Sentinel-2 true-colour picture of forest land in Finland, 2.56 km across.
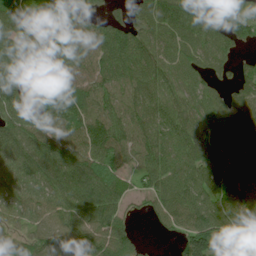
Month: July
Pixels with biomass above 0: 90%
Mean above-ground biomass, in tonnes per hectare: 80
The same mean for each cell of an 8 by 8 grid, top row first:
93 94 56 28 65 118 96 55
82 98 98 95 82 67 74 29
95 88 86 84 106 59 40 51
82 99 90 86 96 67 53 73
103 95 91 110 93 74 91 102
77 90 113 98 65 80 87 87
61 62 78 82 23 80 109 109
62 76 71 102 12 40 139 71
